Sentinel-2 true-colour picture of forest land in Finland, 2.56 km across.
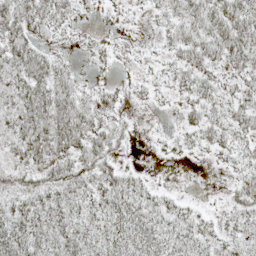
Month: May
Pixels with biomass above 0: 72%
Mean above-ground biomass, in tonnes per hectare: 27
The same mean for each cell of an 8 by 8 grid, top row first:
42 39 15 5 8 28 41 44
40 18 11 14 4 27 40 46
41 42 15 9 13 25 30 26
45 48 39 18 3 9 30 31
36 50 36 29 1 15 27 25
21 23 35 32 12 0 1 22
28 38 28 38 34 21 6 28
43 32 33 40 37 32 24 21
